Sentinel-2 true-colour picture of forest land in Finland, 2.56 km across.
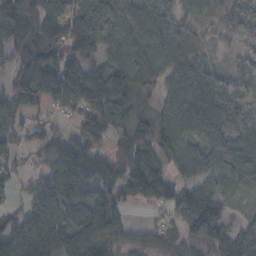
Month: November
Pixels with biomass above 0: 84%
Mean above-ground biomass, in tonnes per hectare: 67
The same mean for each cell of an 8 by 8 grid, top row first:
113 74 50 92 74 42 51 55
92 99 71 55 75 69 14 26
63 108 114 88 73 66 53 60
52 31 78 134 48 79 78 83
36 55 80 52 80 74 67 74
24 54 104 78 84 44 52 67
35 81 65 73 16 58 101 11
110 87 78 48 25 31 92 89
